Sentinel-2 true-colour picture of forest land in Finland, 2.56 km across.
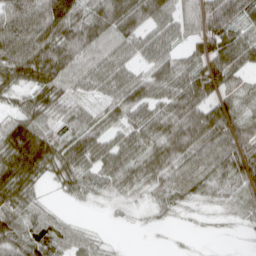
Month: April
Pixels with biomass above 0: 84%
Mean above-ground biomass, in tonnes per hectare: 57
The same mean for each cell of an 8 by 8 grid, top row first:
84 104 76 98 79 45 74 78
97 106 90 57 51 37 61 89
58 81 51 62 64 79 76 36
45 53 42 39 67 80 71 39
115 98 78 60 57 87 83 77
108 38 56 50 53 57 51 59
56 26 4 9 9 19 10 32
69 73 37 5 1 2 2 3
